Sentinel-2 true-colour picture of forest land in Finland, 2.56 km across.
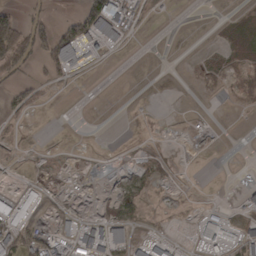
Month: March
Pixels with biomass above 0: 32%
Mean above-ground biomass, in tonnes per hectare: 19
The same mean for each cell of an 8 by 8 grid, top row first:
56 23 60 107 15 1 0 5
94 80 87 28 0 0 3 19
26 29 4 0 0 0 3 12
20 2 0 0 1 0 1 1
5 1 1 0 5 1 2 0
3 5 2 3 18 7 0 1
56 13 9 26 14 4 12 20
55 33 54 69 22 11 53 47
